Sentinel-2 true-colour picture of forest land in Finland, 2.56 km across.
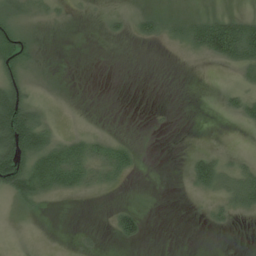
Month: June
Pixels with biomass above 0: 34%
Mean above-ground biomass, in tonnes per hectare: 23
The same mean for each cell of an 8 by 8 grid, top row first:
34 14 2 8 17 18 28 30
76 1 0 0 3 13 67 89
54 1 0 0 0 0 0 24
153 20 0 0 0 1 0 30
149 65 38 29 2 0 1 0
124 86 55 40 2 0 69 49
13 6 0 10 6 0 13 33
0 0 5 8 16 0 0 1
